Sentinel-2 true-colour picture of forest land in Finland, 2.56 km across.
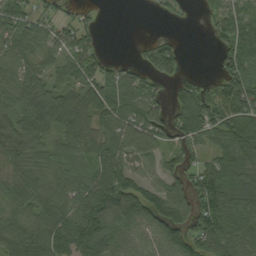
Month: September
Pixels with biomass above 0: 78%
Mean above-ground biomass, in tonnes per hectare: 74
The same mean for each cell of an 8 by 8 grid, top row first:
81 43 33 0 0 11 32 84
53 46 82 2 24 49 9 115
67 54 87 69 53 46 26 116
71 118 106 84 90 62 115 107
75 49 76 67 26 64 61 129
67 76 71 146 36 70 100 99
60 78 98 116 107 109 103 97
93 96 157 101 63 108 99 95
